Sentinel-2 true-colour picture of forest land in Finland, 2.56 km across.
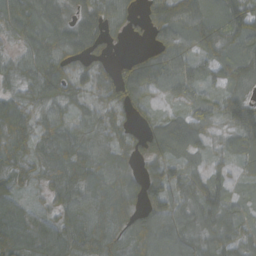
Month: October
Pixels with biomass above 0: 89%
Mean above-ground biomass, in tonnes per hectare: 78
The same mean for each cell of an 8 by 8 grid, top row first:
103 120 94 84 63 138 83 121
52 104 104 34 29 97 74 70
63 97 58 80 100 81 44 75
90 69 51 65 51 46 75 117
72 74 76 71 65 100 52 76
59 70 84 87 77 68 83 33
59 46 92 102 82 80 99 53
93 103 101 94 79 89 82 83
